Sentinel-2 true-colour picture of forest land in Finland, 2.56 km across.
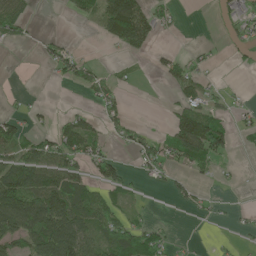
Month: May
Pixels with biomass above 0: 42%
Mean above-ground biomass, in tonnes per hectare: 42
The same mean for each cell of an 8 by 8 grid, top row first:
58 0 19 140 92 19 2 33
7 21 9 17 41 10 7 19
0 5 40 26 2 41 18 1
16 7 25 37 0 48 68 19
69 61 74 18 39 77 114 6
109 90 56 55 19 21 20 5
141 141 100 59 10 9 10 8
72 151 121 76 73 13 4 8
